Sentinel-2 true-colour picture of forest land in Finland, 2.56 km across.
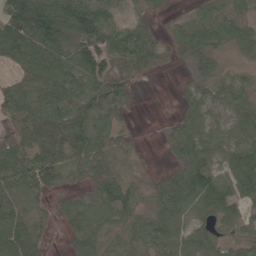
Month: May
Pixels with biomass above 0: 82%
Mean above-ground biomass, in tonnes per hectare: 61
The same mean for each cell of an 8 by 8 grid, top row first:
134 139 123 46 27 15 55 40
102 111 106 87 69 36 63 40
46 84 79 73 23 7 46 43
66 112 105 54 0 21 46 69
56 105 95 55 5 48 54 57
67 73 33 84 21 53 70 87
63 31 55 85 43 70 61 44
110 22 55 38 60 57 54 36
